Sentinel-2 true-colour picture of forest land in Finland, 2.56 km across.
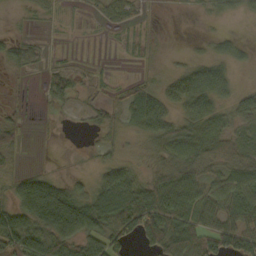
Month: October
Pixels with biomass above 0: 66%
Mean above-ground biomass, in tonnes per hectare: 34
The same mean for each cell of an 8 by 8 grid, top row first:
3 13 3 30 11 2 11 13
28 6 0 2 7 1 13 20
2 21 19 5 12 37 56 10
11 4 12 21 43 36 42 44
27 1 1 22 26 62 61 39
23 17 11 34 25 61 41 50
54 90 73 84 96 72 56 58
89 78 65 62 48 84 63 57
